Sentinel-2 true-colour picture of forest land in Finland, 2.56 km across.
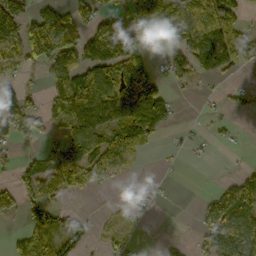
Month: October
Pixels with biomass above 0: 53%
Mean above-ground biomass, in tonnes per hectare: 68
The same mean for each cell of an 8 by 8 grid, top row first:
101 101 74 79 126 98 139 54
94 162 142 151 42 77 188 115
32 58 92 92 98 34 33 8
91 76 198 150 182 22 8 14
36 38 123 117 48 9 12 5
35 82 92 57 2 2 0 17
46 89 10 10 15 0 50 114
31 84 47 45 3 10 70 129
